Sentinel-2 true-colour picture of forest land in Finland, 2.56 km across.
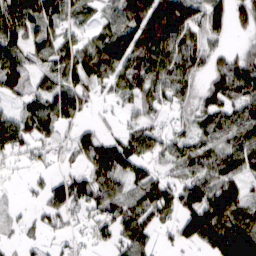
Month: March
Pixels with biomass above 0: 79%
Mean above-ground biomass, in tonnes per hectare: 70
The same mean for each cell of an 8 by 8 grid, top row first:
126 94 46 48 131 160 104 44
70 73 75 118 124 100 58 24
66 45 83 67 84 104 45 100
40 96 53 19 54 37 64 75
74 38 63 73 69 51 60 102
9 38 29 81 54 33 80 84
10 69 52 70 80 66 154 96
18 20 21 52 62 47 117 167
